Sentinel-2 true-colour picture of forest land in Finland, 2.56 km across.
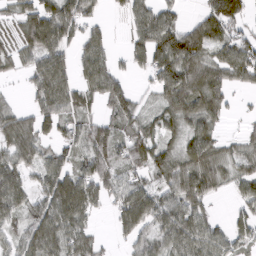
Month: March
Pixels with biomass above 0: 76%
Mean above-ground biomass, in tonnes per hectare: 67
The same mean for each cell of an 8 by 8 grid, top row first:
47 101 90 17 77 43 73 80
52 117 53 31 91 138 89 83
13 129 58 80 24 133 90 62
49 85 73 53 39 75 81 10
88 49 60 82 78 44 78 41
77 67 65 65 60 84 88 58
69 79 91 41 79 82 40 31
47 86 65 14 56 86 71 43
